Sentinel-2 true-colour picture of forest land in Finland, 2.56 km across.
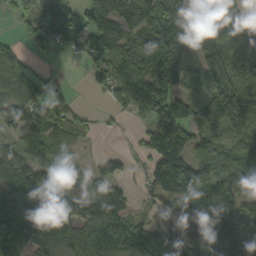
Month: September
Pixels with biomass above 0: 80%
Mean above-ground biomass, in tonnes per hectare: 107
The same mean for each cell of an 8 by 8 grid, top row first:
39 138 102 196 161 163 163 63
41 52 80 135 137 193 135 96
119 56 2 94 145 171 117 99
90 120 33 24 83 116 93 121
49 91 49 0 60 158 55 93
138 98 57 89 41 213 112 89
190 163 81 149 24 80 116 94
144 183 164 193 134 85 131 145
